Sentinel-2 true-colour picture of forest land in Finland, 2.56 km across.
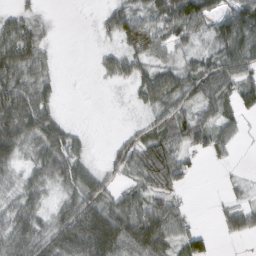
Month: February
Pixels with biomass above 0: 72%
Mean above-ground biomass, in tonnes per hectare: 50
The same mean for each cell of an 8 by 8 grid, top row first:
35 10 0 47 61 88 68 82
87 27 0 22 53 41 30 90
78 42 0 27 61 69 79 69
101 58 0 1 25 61 46 41
73 78 28 15 55 64 55 14
30 68 69 27 60 73 0 12
52 38 86 73 62 43 2 42
72 65 99 111 101 59 26 19
